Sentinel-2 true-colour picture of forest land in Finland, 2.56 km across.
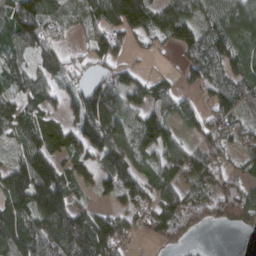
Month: March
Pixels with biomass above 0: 81%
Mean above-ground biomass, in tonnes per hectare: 91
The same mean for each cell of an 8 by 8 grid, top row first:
129 98 85 170 164 112 91 122
81 69 25 117 28 58 78 59
73 73 50 78 53 38 87 66
80 59 123 109 87 76 74 62
53 112 93 142 111 76 103 64
139 169 66 142 81 93 90 66
129 166 74 54 85 133 88 140
120 145 175 131 36 69 3 3
